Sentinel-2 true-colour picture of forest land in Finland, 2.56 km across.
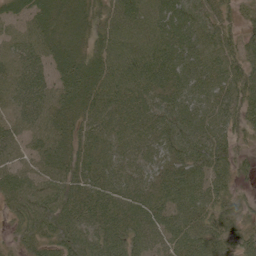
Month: June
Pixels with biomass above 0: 96%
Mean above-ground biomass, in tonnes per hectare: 60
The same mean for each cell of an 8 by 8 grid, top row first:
48 75 72 62 70 73 68 33
54 66 58 73 72 72 72 60
59 54 68 74 70 60 64 74
52 58 57 46 47 65 55 65
49 62 58 41 40 65 89 36
56 59 62 53 42 64 74 37
46 76 70 65 52 66 73 50
29 53 62 68 60 62 72 60
